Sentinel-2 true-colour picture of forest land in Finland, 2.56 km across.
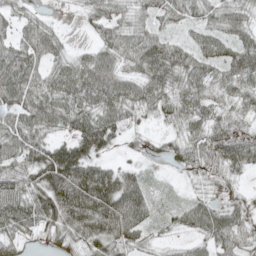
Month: May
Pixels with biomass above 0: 88%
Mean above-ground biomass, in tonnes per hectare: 60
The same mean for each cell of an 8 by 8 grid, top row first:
42 14 17 64 39 51 49 59
72 69 18 63 89 60 54 67
106 61 78 78 70 74 68 63
77 84 76 68 38 56 55 47
76 72 80 43 23 39 73 79
72 98 116 81 30 8 40 25
88 94 101 103 70 27 54 39
52 46 67 73 32 17 46 56
